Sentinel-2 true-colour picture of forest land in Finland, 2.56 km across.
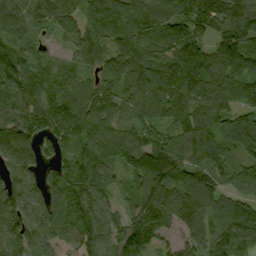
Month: September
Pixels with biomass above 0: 94%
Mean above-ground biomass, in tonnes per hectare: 119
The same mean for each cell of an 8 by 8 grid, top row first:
119 107 110 159 139 148 171 179
103 36 111 131 115 131 96 136
115 97 82 90 131 137 148 124
101 130 123 95 85 129 120 119
139 86 104 120 143 111 154 142
105 85 141 76 179 124 130 69
122 120 160 74 134 158 128 103
146 90 123 97 112 61 120 128
